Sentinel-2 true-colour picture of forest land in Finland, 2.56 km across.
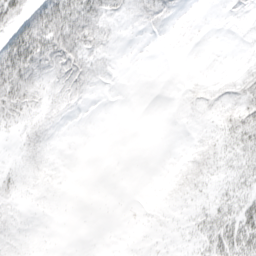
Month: April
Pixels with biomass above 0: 44%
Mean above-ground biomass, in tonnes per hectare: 9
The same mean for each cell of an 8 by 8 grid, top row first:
31 46 36 11 9 3 0 2
48 40 26 4 0 0 0 1
34 11 15 2 0 0 3 8
19 7 2 0 0 1 4 20
3 5 0 0 0 0 7 20
6 4 0 0 0 4 9 15
5 1 0 0 1 3 11 23
4 0 0 0 1 2 19 35
